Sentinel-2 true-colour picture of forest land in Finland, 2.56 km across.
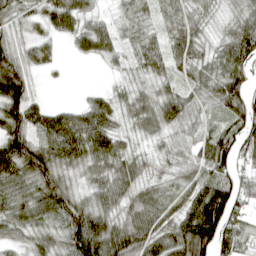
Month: April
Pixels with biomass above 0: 90%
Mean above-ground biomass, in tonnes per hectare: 68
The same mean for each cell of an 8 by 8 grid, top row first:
56 72 83 31 44 45 34 50
63 45 39 58 64 54 39 104
125 8 0 17 40 42 68 87
99 60 54 62 67 87 40 96
107 86 93 70 28 54 83 84
79 98 46 73 45 47 69 64
73 95 80 62 77 63 144 54
46 63 120 114 91 98 117 66
